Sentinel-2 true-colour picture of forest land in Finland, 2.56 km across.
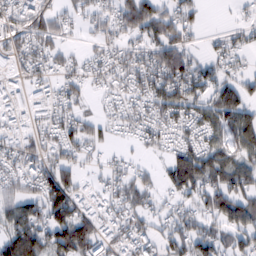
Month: February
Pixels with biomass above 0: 73%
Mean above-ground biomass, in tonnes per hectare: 54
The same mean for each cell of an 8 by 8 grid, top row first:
46 51 29 50 111 66 7 10
49 51 13 36 52 82 17 32
33 40 39 43 68 89 52 48
31 36 31 23 50 66 66 84
42 44 56 19 30 40 58 78
52 68 35 32 28 95 83 80
72 103 44 43 47 33 69 93
119 86 126 42 51 63 73 57
